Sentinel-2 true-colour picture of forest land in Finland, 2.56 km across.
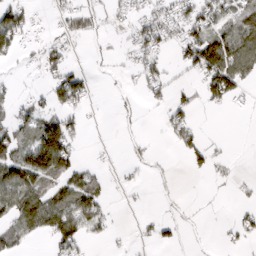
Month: March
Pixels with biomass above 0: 42%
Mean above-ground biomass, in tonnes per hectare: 35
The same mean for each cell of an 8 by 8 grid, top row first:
61 10 47 18 39 49 55 64
50 33 4 7 52 32 119 101
6 29 42 5 43 11 77 70
29 43 33 5 9 43 9 8
73 144 17 2 8 32 20 0
103 89 51 7 6 3 19 4
86 91 79 13 3 3 1 13
38 34 59 10 9 17 2 19
